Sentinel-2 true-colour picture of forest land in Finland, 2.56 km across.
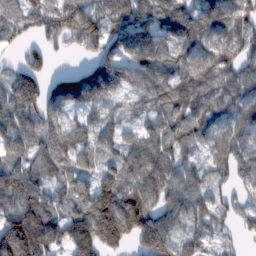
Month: February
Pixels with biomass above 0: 89%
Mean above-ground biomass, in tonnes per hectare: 104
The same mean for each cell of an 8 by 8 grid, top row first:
74 137 170 93 115 131 115 99
47 66 72 107 136 93 93 84
109 82 125 135 92 104 97 97
124 107 58 61 87 108 93 86
81 127 102 74 114 92 68 87
127 83 99 103 121 99 76 73
127 115 127 188 144 95 86 52
213 169 150 140 140 101 74 32
